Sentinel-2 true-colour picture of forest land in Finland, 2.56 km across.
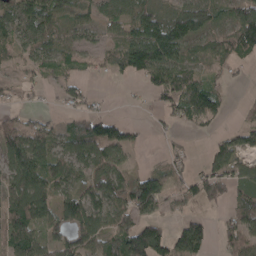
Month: April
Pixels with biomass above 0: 71%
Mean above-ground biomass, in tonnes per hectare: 70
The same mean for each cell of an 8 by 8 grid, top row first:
90 102 50 54 100 80 59 79
75 80 55 60 185 118 53 94
24 35 43 20 74 121 48 9
35 15 52 13 7 63 85 12
112 81 82 118 11 13 18 54
117 95 59 94 73 40 82 76
96 66 133 95 102 49 24 64
83 63 90 97 161 106 60 87
